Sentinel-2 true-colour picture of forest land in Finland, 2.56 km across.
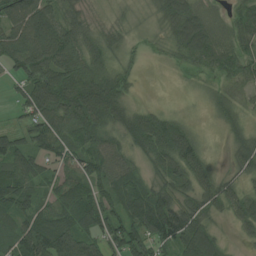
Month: August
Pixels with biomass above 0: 85%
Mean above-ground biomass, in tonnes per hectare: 70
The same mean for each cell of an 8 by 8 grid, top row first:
107 93 48 20 13 97 49 57
103 110 81 62 16 56 90 61
39 111 117 89 6 6 20 49
29 117 127 92 47 18 14 35
65 75 94 61 88 122 14 55
99 39 89 91 45 91 56 52
70 50 85 80 115 119 71 66
81 129 105 86 92 104 77 20
